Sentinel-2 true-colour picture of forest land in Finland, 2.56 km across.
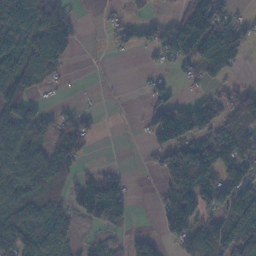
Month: November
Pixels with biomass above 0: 58%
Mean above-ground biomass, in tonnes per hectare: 77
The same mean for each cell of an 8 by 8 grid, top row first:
150 128 4 12 28 46 162 22
90 155 14 17 48 116 162 97
129 70 0 1 16 23 66 17
86 23 29 1 33 114 80 124
98 64 91 0 19 144 143 104
83 111 48 60 3 175 107 135
94 75 79 163 0 139 66 140
160 120 28 25 54 68 131 144
